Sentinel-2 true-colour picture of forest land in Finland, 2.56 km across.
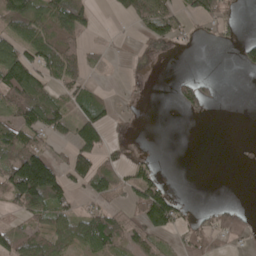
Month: May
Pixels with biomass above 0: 46%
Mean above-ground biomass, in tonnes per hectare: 46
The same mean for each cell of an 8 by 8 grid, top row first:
94 83 86 15 84 52 64 16
80 95 48 6 13 16 4 37
132 64 46 2 8 20 18 0
85 98 47 25 7 9 17 0
82 42 78 30 0 0 0 7
129 137 76 54 54 0 0 0
45 85 33 48 104 66 17 25
60 62 67 88 61 28 52 29
